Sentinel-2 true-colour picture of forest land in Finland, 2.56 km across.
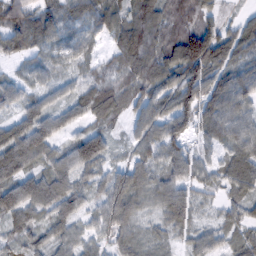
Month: February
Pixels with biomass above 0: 92%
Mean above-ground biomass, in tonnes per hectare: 75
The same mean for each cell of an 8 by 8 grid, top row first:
95 64 64 76 87 62 51 31
67 53 49 39 114 116 158 75
40 36 42 46 85 114 117 91
56 84 82 77 63 117 82 70
126 107 122 49 68 77 45 80
107 95 75 70 80 83 56 97
120 87 67 102 53 99 27 60
46 60 55 57 54 37 59 53
